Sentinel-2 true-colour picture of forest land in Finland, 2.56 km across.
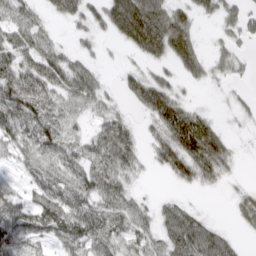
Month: March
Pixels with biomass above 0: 75%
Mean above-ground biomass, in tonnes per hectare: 48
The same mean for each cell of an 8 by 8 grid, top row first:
52 21 38 75 121 62 25 40
72 47 17 4 74 83 14 19
73 68 68 5 57 27 25 12
80 62 40 32 36 88 17 13
45 66 43 93 23 94 114 8
15 48 62 74 11 49 57 9
54 68 66 61 29 42 5 24
73 34 62 59 45 77 85 16
